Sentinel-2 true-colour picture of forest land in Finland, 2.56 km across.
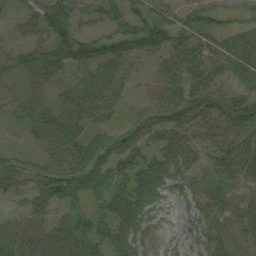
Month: August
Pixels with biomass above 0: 78%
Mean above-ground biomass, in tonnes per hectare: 37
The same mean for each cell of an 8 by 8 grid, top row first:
26 56 38 39 49 28 30 14
33 54 52 51 55 51 43 29
19 53 39 48 24 41 49 21
24 43 44 31 39 48 52 59
12 30 49 42 39 51 39 39
49 45 49 51 56 43 24 27
12 28 26 50 41 13 30 29
34 36 39 41 19 8 34 23
